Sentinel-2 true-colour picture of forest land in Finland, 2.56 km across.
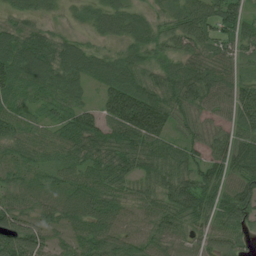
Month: July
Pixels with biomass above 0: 93%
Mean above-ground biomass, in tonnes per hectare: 69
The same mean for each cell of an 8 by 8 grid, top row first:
34 21 25 71 44 55 95 93
93 82 58 29 62 52 58 65
101 91 67 85 61 75 74 55
68 41 86 100 157 62 41 88
58 61 79 71 87 54 54 88
42 40 79 79 51 78 79 86
72 52 87 83 51 90 77 107
110 58 82 84 61 43 54 50
